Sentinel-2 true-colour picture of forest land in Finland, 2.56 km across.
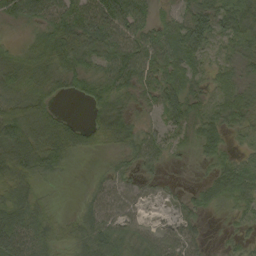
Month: September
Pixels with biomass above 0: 85%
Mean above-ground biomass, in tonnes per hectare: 46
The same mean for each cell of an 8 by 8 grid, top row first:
50 66 70 78 46 34 72 73
20 67 76 60 63 71 50 58
59 54 45 60 48 57 32 39
69 43 3 65 22 60 33 55
81 81 48 40 51 24 37 11
68 30 4 30 20 2 19 45
69 31 22 45 17 20 24 26
88 61 52 63 47 53 13 19
